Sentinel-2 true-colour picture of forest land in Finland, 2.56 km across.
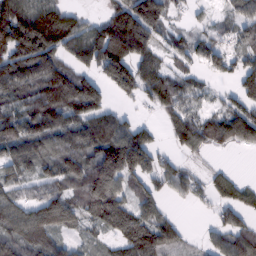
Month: February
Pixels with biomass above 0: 76%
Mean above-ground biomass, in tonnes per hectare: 87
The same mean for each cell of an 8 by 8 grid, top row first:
161 151 51 86 153 28 20 72
143 139 119 171 100 60 72 60
124 128 111 113 108 79 31 68
82 136 117 69 16 92 49 92
106 81 106 144 108 55 72 62
64 66 112 141 82 76 49 22
83 143 100 135 71 11 23 82
80 79 36 54 131 74 38 94
